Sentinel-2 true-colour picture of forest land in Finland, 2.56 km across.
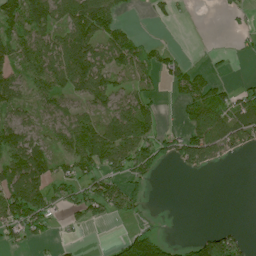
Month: July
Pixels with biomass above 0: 56%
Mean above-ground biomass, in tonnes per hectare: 57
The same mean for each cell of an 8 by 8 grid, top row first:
99 84 100 62 4 16 0 15
79 97 108 93 48 13 4 13
72 95 96 66 38 59 50 10
61 57 48 70 73 11 110 81
95 37 108 118 98 77 142 67
104 88 78 60 50 5 8 0
141 73 55 62 23 0 0 0
36 24 7 16 123 16 82 35
